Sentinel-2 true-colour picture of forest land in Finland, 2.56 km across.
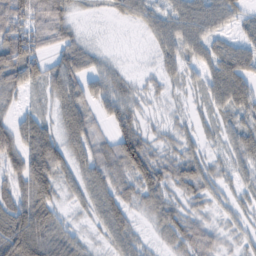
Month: February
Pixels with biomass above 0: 77%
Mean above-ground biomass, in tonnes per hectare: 42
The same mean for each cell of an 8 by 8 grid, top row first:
78 75 9 15 34 45 56 33
93 32 12 3 5 43 42 45
64 50 39 42 10 19 43 77
25 19 62 17 13 8 20 46
71 78 50 50 56 26 15 48
53 90 44 61 72 51 34 25
67 59 16 64 31 34 20 20
103 77 26 39 17 39 40 17
